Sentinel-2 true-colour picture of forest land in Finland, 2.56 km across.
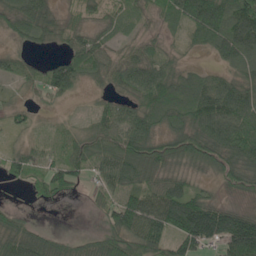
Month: May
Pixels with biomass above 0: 82%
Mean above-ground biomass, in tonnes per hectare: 58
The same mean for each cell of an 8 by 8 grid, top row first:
67 55 40 36 36 79 156 115
23 16 60 33 37 14 51 105
30 63 48 38 74 75 54 60
27 12 9 49 71 89 102 89
21 22 49 63 91 69 99 98
37 59 35 74 63 51 29 67
18 6 1 57 85 121 89 33
75 45 25 62 79 63 72 139
